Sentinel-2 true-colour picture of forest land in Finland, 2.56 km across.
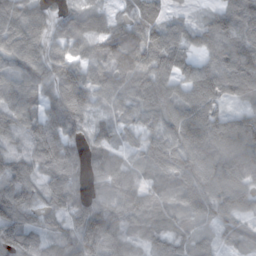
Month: November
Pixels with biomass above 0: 91%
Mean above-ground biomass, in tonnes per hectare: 89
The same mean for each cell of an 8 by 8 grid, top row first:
108 63 82 53 81 28 42 93
108 72 68 124 135 77 77 96
84 80 113 116 94 78 108 102
109 99 101 55 68 97 113 63
68 141 89 83 58 106 127 127
102 87 80 128 57 87 115 151
122 60 92 116 74 73 75 101
89 34 133 128 62 71 50 40
